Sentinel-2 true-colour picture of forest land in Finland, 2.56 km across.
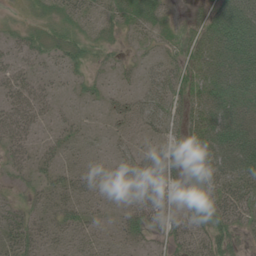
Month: June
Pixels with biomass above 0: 75%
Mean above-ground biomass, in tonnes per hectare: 38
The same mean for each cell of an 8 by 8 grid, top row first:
11 25 28 29 39 13 48 106
23 33 35 21 17 29 78 106
31 18 19 16 27 42 72 94
42 22 11 29 42 39 70 68
36 19 20 16 24 28 71 101
19 28 35 24 52 31 51 72
25 30 34 13 50 27 63 49
41 31 29 18 25 34 51 21
